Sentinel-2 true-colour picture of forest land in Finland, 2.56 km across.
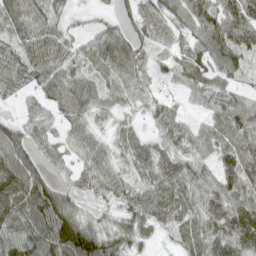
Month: April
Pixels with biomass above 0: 90%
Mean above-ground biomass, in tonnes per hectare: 58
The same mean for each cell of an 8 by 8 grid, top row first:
74 54 11 22 45 67 93 87
63 75 39 66 62 30 89 72
68 67 54 46 35 27 59 34
18 41 58 40 32 32 28 67
79 43 50 38 39 46 33 62
115 46 44 53 48 62 43 78
92 121 43 29 66 62 50 70
92 117 138 68 38 26 62 72
